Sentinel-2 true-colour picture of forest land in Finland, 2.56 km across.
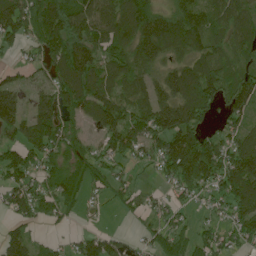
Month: June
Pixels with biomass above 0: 78%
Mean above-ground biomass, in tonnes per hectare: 92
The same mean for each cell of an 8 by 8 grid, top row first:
134 178 129 118 153 106 91 97
49 106 143 100 140 110 97 80
45 56 135 95 91 112 125 89
107 111 87 130 102 149 82 81
84 125 60 84 92 138 110 87
95 86 77 60 10 114 128 153
89 83 45 22 39 45 32 109
93 17 40 63 33 83 64 73
